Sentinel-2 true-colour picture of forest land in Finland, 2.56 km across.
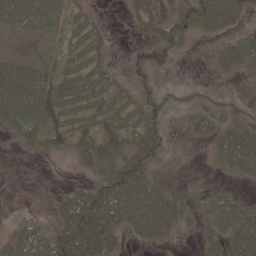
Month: May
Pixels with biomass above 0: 67%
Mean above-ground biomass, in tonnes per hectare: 31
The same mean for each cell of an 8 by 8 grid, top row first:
51 46 19 1 23 33 48 22
26 23 36 7 21 33 9 35
58 41 33 20 23 7 8 7
42 47 33 33 39 17 28 19
11 26 28 35 47 6 17 55
2 1 8 51 53 9 7 21
4 12 82 83 85 42 33 32
48 76 75 45 21 8 27 42
